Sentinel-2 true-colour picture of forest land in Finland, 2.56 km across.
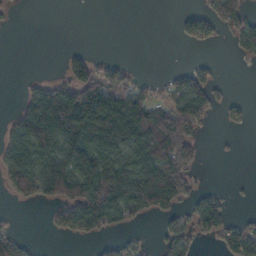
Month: October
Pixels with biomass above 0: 46%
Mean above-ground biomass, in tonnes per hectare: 83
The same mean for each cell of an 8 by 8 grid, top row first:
3 0 0 0 0 14 68 89
0 0 12 0 0 3 20 49
3 52 137 103 27 43 52 0
56 250 237 236 163 175 69 18
145 177 194 183 185 227 6 2
167 224 209 235 230 188 2 1
11 33 174 161 140 70 109 2
72 3 34 33 17 87 22 121
